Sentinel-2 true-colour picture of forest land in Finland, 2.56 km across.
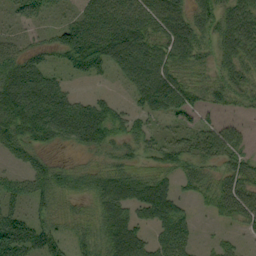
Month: September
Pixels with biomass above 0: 79%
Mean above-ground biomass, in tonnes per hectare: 54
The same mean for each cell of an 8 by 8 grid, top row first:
26 24 43 82 76 72 56 68
36 34 100 88 88 77 33 73
87 54 22 19 85 60 30 53
107 93 71 48 43 54 28 19
73 46 53 52 44 42 56 45
26 65 32 59 39 37 34 65
45 38 16 74 68 55 18 65
131 76 38 82 51 78 7 17
